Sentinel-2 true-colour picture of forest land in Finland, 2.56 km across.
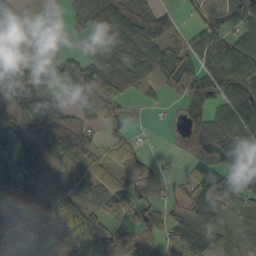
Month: September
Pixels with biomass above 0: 79%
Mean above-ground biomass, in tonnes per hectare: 69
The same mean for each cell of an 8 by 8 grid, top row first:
79 13 48 84 84 35 55 57
82 40 30 85 82 65 88 125
56 44 97 115 50 62 94 138
44 55 39 50 6 18 83 102
116 55 88 44 11 19 107 100
147 71 74 57 43 15 52 59
116 94 81 56 66 39 48 34
117 119 161 103 48 72 83 27
